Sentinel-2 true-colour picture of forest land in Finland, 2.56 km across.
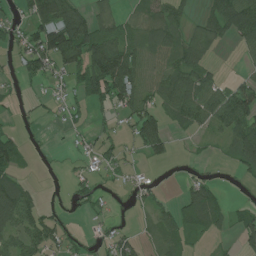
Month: July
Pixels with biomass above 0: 59%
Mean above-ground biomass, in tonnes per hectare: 50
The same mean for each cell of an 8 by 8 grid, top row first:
28 112 78 40 37 42 34 106
32 127 116 113 73 72 43 30
24 38 50 135 77 92 58 27
12 11 18 35 80 72 89 119
47 7 10 30 74 14 11 86
55 5 23 18 10 7 22 24
122 23 25 14 24 45 109 25
66 68 20 40 26 50 17 36
